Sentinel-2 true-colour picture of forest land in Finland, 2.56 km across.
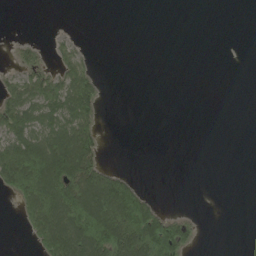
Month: June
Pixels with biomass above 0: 33%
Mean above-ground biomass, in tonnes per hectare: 54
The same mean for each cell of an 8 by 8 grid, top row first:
0 0 0 0 0 0 0 0
24 17 20 0 0 0 0 0
56 90 113 0 0 0 0 0
118 93 119 0 0 0 0 0
114 140 155 0 0 0 0 0
180 220 190 102 3 0 0 0
44 215 204 219 123 5 0 0
0 162 205 196 190 141 1 0
